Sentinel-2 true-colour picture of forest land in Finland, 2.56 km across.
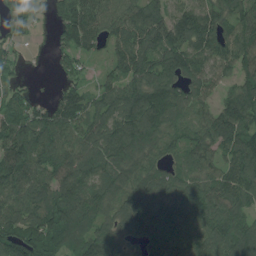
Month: July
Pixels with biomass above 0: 89%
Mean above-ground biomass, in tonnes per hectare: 103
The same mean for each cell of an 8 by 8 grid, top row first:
70 32 118 96 113 101 113 99
33 23 101 66 114 131 111 114
38 4 46 64 128 110 77 77
90 80 118 133 194 120 73 134
137 129 133 150 158 71 96 119
120 101 130 105 118 72 91 115
102 130 123 98 132 102 131 102
138 130 102 119 94 91 120 133
